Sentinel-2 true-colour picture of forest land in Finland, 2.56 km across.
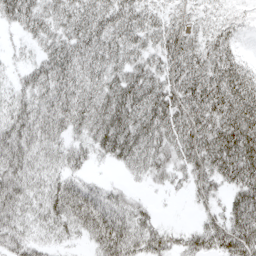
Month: April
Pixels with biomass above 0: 86%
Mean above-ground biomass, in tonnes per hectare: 49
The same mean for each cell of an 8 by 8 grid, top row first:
45 41 46 50 39 22 17 13
9 39 61 54 44 59 47 18
22 56 57 49 66 56 69 63
47 56 58 71 71 69 71 76
66 44 30 65 63 64 77 87
63 39 29 6 29 31 50 70
56 51 65 61 26 1 21 59
64 34 21 73 51 32 57 69
